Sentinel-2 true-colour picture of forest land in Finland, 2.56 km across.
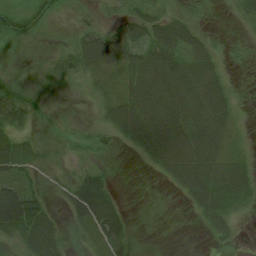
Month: August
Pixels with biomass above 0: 79%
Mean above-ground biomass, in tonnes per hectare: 32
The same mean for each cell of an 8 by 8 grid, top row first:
39 26 13 14 36 30 9 15
8 9 47 71 48 53 37 6
19 21 20 30 64 63 58 2
33 9 5 39 59 58 65 11
61 20 16 21 39 66 60 14
43 14 29 11 2 47 67 49
98 26 41 40 1 1 49 29
37 55 11 31 10 0 7 7
